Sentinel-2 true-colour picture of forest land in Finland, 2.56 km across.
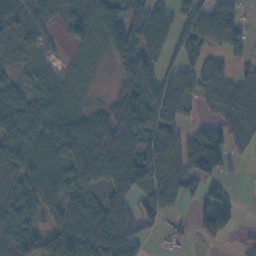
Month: November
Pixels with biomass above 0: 77%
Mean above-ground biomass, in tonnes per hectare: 67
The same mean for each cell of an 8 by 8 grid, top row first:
44 63 109 82 71 61 104 48
25 23 35 77 86 53 50 32
34 48 22 20 97 71 71 67
77 81 42 69 112 74 30 97
53 70 97 110 92 72 116 31
73 81 72 98 90 81 60 1
118 67 82 83 52 24 70 16
143 78 127 108 50 33 27 13
